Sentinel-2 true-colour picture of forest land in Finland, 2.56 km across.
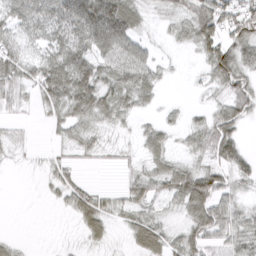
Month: March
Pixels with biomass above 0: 72%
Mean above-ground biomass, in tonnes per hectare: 39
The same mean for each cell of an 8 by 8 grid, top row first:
45 58 110 115 26 29 77 70
44 44 66 89 35 10 61 60
47 78 79 43 53 3 24 58
15 26 47 38 16 8 23 44
21 9 35 17 32 13 52 44
1 17 15 0 46 56 63 38
0 3 51 28 33 27 70 31
11 0 13 16 54 33 48 50
